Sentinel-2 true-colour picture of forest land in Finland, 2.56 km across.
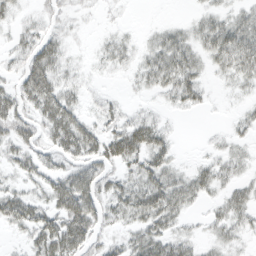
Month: March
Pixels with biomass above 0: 70%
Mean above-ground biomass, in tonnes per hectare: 26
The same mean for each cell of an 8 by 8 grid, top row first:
14 14 7 3 0 1 23 26
19 36 3 21 15 45 38 57
22 50 11 3 21 48 14 26
39 50 25 19 12 10 6 9
32 26 55 46 46 12 5 14
19 29 41 26 43 27 29 16
47 35 60 31 53 39 10 29
6 54 48 17 39 29 13 13
